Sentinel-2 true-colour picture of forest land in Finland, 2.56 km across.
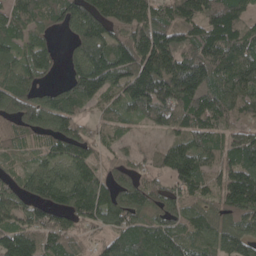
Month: May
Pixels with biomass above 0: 90%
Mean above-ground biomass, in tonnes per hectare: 102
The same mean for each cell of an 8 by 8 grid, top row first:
89 92 124 146 137 101 115 116
75 59 100 142 174 127 135 125
105 30 134 125 191 199 137 143
92 110 70 63 84 108 113 95
55 60 87 52 16 67 87 104
46 113 104 62 49 130 85 141
75 121 117 110 88 78 63 151
130 96 49 79 128 114 76 119
